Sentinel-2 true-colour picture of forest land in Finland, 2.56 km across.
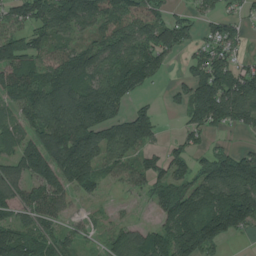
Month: July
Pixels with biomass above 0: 78%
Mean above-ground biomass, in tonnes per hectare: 99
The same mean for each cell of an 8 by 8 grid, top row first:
75 126 132 110 133 59 43 37
119 63 71 106 111 107 68 35
105 106 118 105 82 24 163 143
73 160 180 94 81 20 191 121
74 145 162 122 112 34 33 19
97 136 150 46 86 84 132 230
90 84 24 9 12 158 150 229
159 79 42 45 100 172 165 18
